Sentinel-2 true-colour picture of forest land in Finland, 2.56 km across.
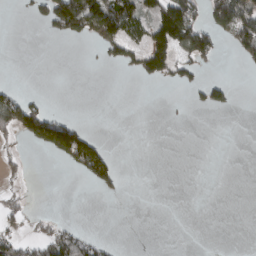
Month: March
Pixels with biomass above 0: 22%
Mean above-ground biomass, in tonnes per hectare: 39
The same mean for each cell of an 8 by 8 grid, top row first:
4 90 233 176 95 206 77 138
0 0 2 70 94 126 101 77
1 0 0 0 42 48 26 1
130 53 0 0 0 1 23 3
24 111 146 9 0 0 0 0
22 0 32 75 0 0 0 0
42 1 0 0 0 0 0 0
57 73 62 10 0 0 0 0
